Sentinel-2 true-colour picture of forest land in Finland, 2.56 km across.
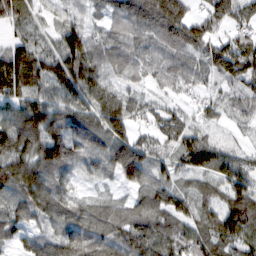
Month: February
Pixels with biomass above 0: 91%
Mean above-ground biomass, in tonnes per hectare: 88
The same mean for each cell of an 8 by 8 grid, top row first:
101 35 45 51 133 178 101 90
108 66 150 77 59 93 98 119
132 116 156 59 43 65 45 89
89 109 106 125 75 61 33 41
133 143 96 128 85 79 98 20
131 91 35 56 85 70 74 91
75 96 70 70 84 84 64 120
55 69 104 98 121 93 85 94
